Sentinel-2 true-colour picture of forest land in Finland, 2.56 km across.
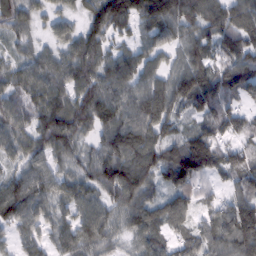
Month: February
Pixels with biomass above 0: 92%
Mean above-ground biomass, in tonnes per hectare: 80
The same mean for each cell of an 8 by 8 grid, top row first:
73 44 50 148 123 123 102 104
44 42 99 62 61 58 71 100
68 87 91 94 76 85 94 95
84 109 93 99 115 61 78 65
70 86 49 104 102 75 110 51
70 84 55 106 101 103 68 68
116 68 71 60 76 69 40 96
55 54 80 48 63 48 65 112
